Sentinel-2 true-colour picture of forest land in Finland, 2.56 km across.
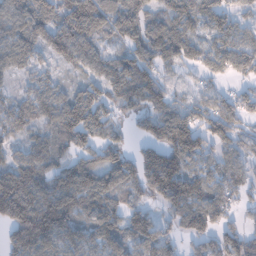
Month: January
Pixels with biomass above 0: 85%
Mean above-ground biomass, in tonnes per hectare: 85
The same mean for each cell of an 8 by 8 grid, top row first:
86 82 143 91 74 92 89 45
72 75 108 50 103 96 78 95
28 50 46 99 105 46 51 52
69 83 146 74 74 85 101 86
46 68 81 68 57 159 92 79
115 93 135 75 119 80 77 68
150 157 92 77 53 82 106 41
106 118 75 78 82 47 72 95
